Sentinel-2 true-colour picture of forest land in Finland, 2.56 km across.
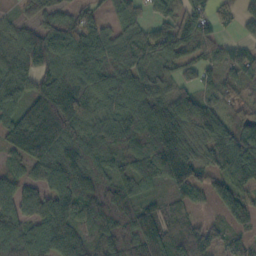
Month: October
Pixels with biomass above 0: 90%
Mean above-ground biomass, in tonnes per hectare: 96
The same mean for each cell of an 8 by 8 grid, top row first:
37 78 67 32 43 62 72 42
79 113 117 89 92 82 52 45
59 106 100 92 108 71 50 87
61 198 117 98 129 124 105 67
117 181 100 106 114 147 116 129
53 105 115 82 117 149 84 136
103 109 106 105 95 79 33 115
114 99 114 102 167 144 85 56
